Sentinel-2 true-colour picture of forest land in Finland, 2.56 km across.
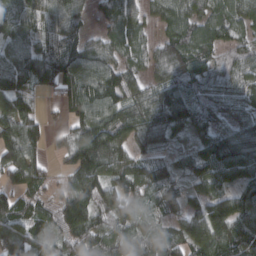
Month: March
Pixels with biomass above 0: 88%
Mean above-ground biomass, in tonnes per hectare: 87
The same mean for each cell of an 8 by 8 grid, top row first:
108 99 63 71 56 86 75 80
99 81 92 76 60 107 73 56
104 77 112 96 66 90 59 73
96 19 95 121 134 132 65 59
133 37 119 131 79 37 85 125
75 41 124 90 90 59 83 75
95 61 169 114 47 58 101 102
94 57 100 96 86 84 134 114
